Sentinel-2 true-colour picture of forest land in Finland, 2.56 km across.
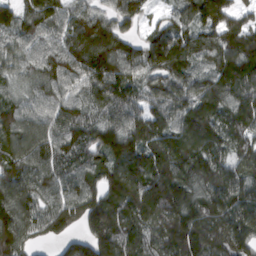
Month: March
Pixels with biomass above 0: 95%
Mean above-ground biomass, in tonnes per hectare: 139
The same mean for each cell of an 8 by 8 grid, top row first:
128 145 102 87 64 86 123 94
95 112 156 134 124 164 147 187
70 98 107 163 122 139 125 173
119 106 118 146 107 120 124 163
143 130 128 173 153 138 155 121
145 145 142 153 181 167 170 139
160 122 147 159 192 184 170 189
167 69 108 184 144 183 179 187
